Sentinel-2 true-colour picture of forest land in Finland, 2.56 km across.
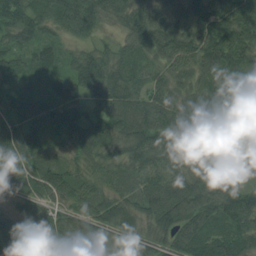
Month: August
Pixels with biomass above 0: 97%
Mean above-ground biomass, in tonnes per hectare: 78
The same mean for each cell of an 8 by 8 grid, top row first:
97 71 121 59 82 83 95 129
72 64 43 44 87 89 101 109
42 54 99 105 62 65 82 93
57 82 73 112 106 99 103 101
88 52 57 62 98 101 40 51
61 69 62 60 83 91 82 65
33 53 54 91 88 131 113 112
91 50 46 57 48 91 84 78
